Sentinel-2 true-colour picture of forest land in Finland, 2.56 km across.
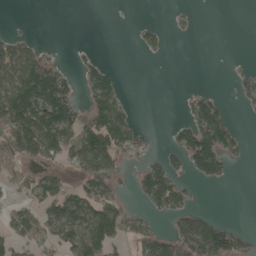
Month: May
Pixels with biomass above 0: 41%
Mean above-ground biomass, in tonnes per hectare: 48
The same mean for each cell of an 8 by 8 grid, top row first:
1 0 0 0 1 9 0 0
65 10 6 0 32 0 0 0
95 142 40 58 0 0 0 25
155 147 65 111 1 3 84 8
106 104 93 112 34 52 121 31
38 60 56 67 62 57 56 0
24 69 98 88 29 66 9 0
47 41 88 80 71 85 120 35
